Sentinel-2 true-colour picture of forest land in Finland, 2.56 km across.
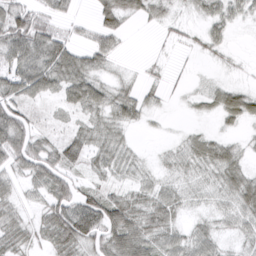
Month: March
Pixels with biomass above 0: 77%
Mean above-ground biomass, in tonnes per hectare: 36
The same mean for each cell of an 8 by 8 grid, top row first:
74 39 12 35 24 14 32 27
74 70 37 38 0 9 21 2
68 65 64 20 14 6 9 6
54 15 38 44 29 2 17 55
70 34 56 40 3 15 40 15
30 61 25 31 20 22 22 50
30 50 77 75 50 36 19 53
46 41 71 66 63 37 37 21
